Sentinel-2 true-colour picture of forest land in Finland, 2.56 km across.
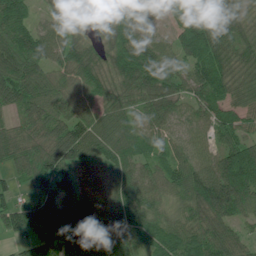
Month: July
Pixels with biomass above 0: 94%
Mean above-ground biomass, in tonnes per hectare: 81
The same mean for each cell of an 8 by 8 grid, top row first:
103 34 95 102 67 44 132 48
103 85 86 79 104 66 145 69
106 78 80 100 110 56 147 54
47 74 54 73 51 53 62 62
75 86 117 81 47 46 36 83
50 81 50 60 67 73 107 177
64 81 98 63 88 51 142 105
37 108 127 81 70 112 106 50
